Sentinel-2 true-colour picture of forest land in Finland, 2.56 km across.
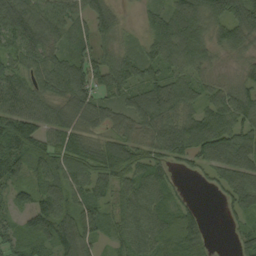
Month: September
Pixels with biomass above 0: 90%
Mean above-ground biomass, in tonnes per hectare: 78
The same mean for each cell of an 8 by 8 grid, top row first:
122 96 58 57 26 95 88 93
76 92 61 58 43 111 71 56
74 90 107 90 77 77 52 56
108 73 83 58 102 87 86 99
135 83 91 86 73 107 119 101
80 90 65 108 89 27 36 93
46 105 71 51 92 69 6 66
68 93 115 51 90 119 42 28
